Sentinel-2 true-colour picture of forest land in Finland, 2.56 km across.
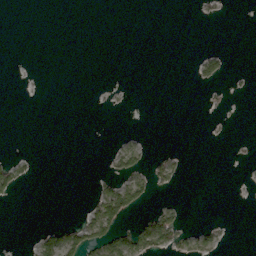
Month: March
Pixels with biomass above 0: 11%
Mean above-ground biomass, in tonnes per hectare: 10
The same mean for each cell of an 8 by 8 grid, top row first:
0 0 0 0 0 0 4 0
0 0 0 0 0 0 5 0
0 0 0 0 0 0 27 4
0 0 0 1 0 0 2 0
0 0 0 7 14 0 0 1
45 0 0 32 31 27 0 0
0 0 7 90 18 20 0 0
0 43 57 61 69 34 24 0
